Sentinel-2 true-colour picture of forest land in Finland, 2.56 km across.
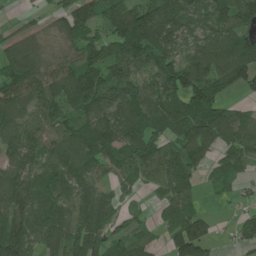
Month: June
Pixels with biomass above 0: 83%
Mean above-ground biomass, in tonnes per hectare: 91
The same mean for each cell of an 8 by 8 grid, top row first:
14 35 115 113 150 115 82 109
70 26 67 106 155 71 79 96
115 97 115 94 70 135 120 96
101 96 81 107 110 122 137 60
109 87 114 99 126 105 131 109
98 84 97 60 71 120 36 49
117 107 87 76 19 89 13 23
160 113 120 78 62 96 77 40
